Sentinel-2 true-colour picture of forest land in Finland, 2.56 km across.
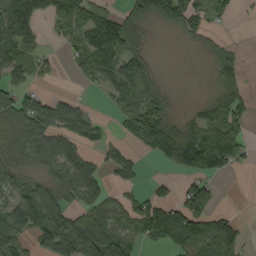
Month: September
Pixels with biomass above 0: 63%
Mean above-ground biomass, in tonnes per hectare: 63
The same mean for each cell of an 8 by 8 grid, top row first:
121 80 89 58 56 81 45 10
85 15 58 108 45 3 26 18
42 13 19 82 81 2 13 53
89 102 72 25 100 29 59 65
102 90 68 31 67 133 115 58
61 51 77 37 22 32 101 7
100 128 56 58 81 65 76 3
77 75 176 96 48 84 73 38
